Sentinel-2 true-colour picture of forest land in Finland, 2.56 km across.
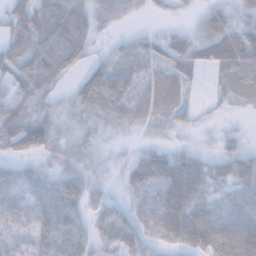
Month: November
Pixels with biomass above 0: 82%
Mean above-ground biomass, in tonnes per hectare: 44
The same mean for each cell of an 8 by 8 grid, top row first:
49 98 76 32 9 10 31 27
55 76 76 15 23 36 52 81
52 56 43 84 33 40 10 64
49 31 38 45 42 42 8 11
69 47 34 10 14 14 7 21
28 26 37 9 63 87 59 58
39 48 38 33 40 93 55 60
26 47 37 39 36 57 79 99
